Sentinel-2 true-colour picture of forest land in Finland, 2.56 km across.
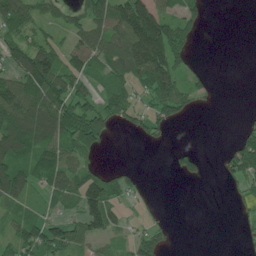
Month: July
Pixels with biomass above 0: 57%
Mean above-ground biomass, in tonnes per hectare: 60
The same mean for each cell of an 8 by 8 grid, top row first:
104 43 59 120 165 66 19 0
69 90 82 100 207 109 0 0
71 138 83 77 106 116 25 0
122 125 108 82 47 80 5 4
121 95 75 8 20 6 0 55
113 87 68 43 8 27 15 70
45 29 78 73 15 0 0 20
68 101 60 31 59 8 0 11
